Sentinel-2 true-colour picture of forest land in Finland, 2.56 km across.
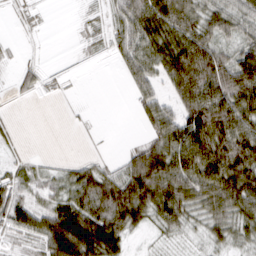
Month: March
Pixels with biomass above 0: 74%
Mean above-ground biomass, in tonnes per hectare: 52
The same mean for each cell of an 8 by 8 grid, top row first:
18 6 9 36 83 85 61 61
8 3 11 29 66 83 75 58
21 16 3 1 47 77 101 102
4 0 4 0 39 57 122 97
15 0 2 1 38 85 110 97
35 26 57 48 115 92 104 102
72 47 83 107 85 88 63 79
30 79 120 93 8 18 34 38
